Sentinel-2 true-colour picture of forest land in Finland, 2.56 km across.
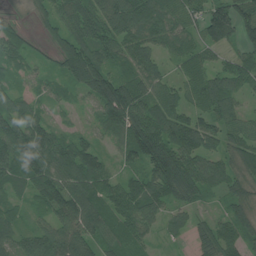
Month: July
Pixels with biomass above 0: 91%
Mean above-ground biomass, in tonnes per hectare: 83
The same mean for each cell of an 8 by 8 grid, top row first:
24 55 112 118 109 77 113 110
90 40 119 96 94 63 62 55
40 40 91 121 79 41 72 67
99 43 24 132 111 82 73 47
146 120 78 45 155 122 65 74
86 134 133 59 75 165 89 64
41 89 137 98 111 59 29 77
78 93 105 69 55 16 87 82
